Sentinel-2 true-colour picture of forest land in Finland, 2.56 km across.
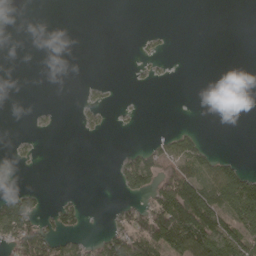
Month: April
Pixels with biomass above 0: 25%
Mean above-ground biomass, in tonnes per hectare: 26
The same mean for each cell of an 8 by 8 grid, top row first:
0 0 0 0 0 0 0 0
0 0 0 0 7 1 0 0
0 0 1 3 7 2 0 0
0 5 9 7 1 0 0 0
10 0 0 0 16 55 15 0
13 0 0 9 77 82 69 89
92 18 32 12 49 107 96 119
100 75 28 58 94 93 116 92
